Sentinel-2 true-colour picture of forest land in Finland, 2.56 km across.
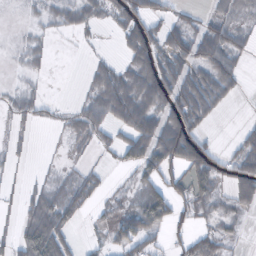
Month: October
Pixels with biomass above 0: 53%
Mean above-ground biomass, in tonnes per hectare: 36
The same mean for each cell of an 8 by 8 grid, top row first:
0 14 33 36 55 23 24 17
4 10 4 3 78 60 76 35
3 4 4 66 79 74 67 28
22 15 37 72 81 79 52 1
9 1 15 35 80 118 36 35
4 12 24 5 37 26 63 62
11 69 36 16 68 30 30 26
35 108 12 38 49 8 45 9
